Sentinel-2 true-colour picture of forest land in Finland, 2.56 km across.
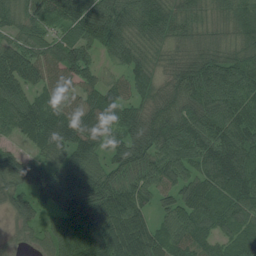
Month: July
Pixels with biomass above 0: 95%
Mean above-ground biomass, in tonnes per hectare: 104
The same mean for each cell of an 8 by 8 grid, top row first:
73 95 132 115 105 99 61 92
97 87 115 86 71 66 80 88
123 92 98 52 68 102 134 117
109 98 107 87 86 118 115 103
44 99 125 74 110 126 124 128
112 107 106 101 103 108 114 124
85 85 174 208 98 109 125 99
36 84 160 191 174 113 74 73
